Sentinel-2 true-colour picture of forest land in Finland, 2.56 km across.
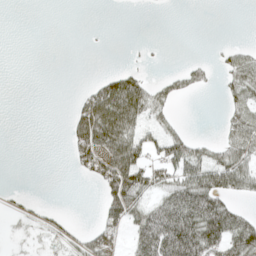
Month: April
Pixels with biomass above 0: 38%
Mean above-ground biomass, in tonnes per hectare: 36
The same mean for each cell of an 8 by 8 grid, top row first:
0 0 0 0 0 0 0 0
0 0 0 0 5 0 1 21
0 0 1 58 35 29 17 66
0 0 57 128 74 15 0 47
0 0 76 104 49 65 25 66
0 0 19 98 72 68 76 76
10 11 0 52 58 110 115 31
9 22 32 36 89 145 111 99
